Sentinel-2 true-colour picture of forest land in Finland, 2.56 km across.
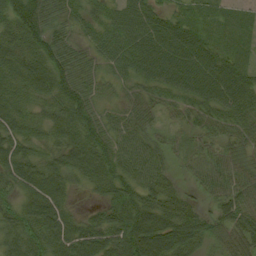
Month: August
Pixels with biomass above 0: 92%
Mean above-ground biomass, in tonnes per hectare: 45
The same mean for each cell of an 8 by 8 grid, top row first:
76 48 33 37 54 29 19 14
52 55 32 50 61 60 39 17
50 64 54 27 37 54 63 49
46 36 64 25 41 22 46 50
50 33 64 56 48 25 30 36
52 55 34 58 52 19 39 40
38 66 11 45 61 50 19 49
50 60 64 62 93 71 27 45
